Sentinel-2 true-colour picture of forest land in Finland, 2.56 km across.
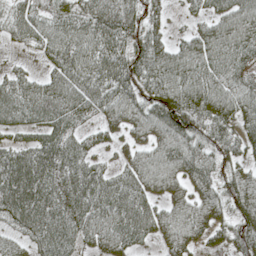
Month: May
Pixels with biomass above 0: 85%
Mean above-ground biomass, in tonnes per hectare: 71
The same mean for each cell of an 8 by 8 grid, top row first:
60 63 75 90 63 11 54 89
17 66 89 96 75 59 97 93
59 60 88 98 78 94 89 66
75 89 74 62 68 105 78 78
53 78 54 35 48 85 63 57
103 94 87 61 83 67 69 57
82 85 77 97 84 62 63 53
39 72 53 76 46 68 42 67
